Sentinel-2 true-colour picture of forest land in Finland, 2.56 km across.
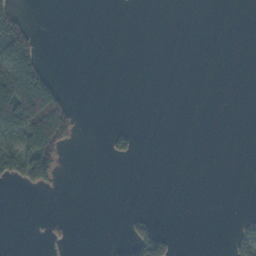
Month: November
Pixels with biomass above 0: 13%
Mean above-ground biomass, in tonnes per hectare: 16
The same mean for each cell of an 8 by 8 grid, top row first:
41 0 0 0 0 0 0 0
112 0 0 0 0 0 0 0
117 52 0 0 0 0 0 0
120 151 8 0 0 0 0 0
87 90 5 15 0 0 0 0
55 59 0 0 0 0 0 0
0 0 0 0 1 0 0 0
0 7 0 3 71 10 0 26
